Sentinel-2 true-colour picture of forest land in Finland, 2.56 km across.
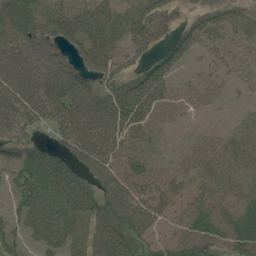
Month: July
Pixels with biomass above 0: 81%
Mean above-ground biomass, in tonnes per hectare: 48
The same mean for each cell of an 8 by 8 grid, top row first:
74 50 48 49 56 26 37 21
75 65 48 43 35 48 23 12
82 85 59 40 67 31 23 11
67 61 78 84 66 35 28 20
44 22 77 68 33 16 42 24
47 65 42 67 57 40 34 21
47 70 52 64 62 41 46 39
41 58 29 69 45 41 63 61
